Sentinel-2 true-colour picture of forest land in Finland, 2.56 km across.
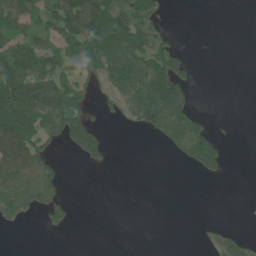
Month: June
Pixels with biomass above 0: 41%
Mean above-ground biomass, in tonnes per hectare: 50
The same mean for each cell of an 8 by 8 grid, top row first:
90 80 166 125 98 0 0 0
86 83 139 107 94 51 0 0
125 115 64 88 103 131 0 0
140 110 68 27 99 129 12 0
142 54 112 15 1 80 108 0
90 68 0 0 0 0 26 0
71 65 0 0 0 0 0 0
0 1 0 0 0 0 15 34
